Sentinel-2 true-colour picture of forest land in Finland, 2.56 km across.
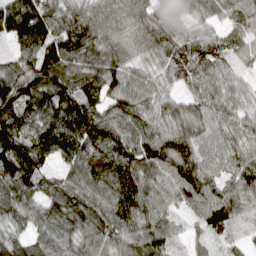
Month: March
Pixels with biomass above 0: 95%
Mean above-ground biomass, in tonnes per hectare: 84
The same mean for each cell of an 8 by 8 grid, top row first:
136 107 92 69 73 52 59 67
49 105 112 88 69 100 84 55
119 132 99 91 59 69 80 52
121 97 123 77 80 76 80 70
107 109 95 90 95 95 67 65
118 59 88 102 89 90 77 81
107 94 115 105 93 49 88 61
74 80 81 81 90 37 44 18
